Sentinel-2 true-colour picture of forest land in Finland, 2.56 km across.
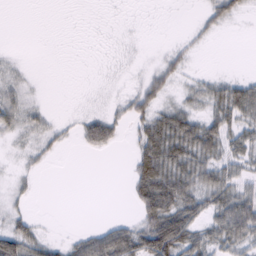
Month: February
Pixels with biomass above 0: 49%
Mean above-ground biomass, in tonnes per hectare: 25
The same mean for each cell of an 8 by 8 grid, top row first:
0 0 0 0 0 0 22 17
1 0 0 1 3 14 4 0
16 0 0 2 20 19 20 25
34 12 6 16 35 41 33 52
10 19 18 28 46 71 62 38
11 2 0 0 68 72 50 30
13 0 0 0 57 73 44 66
51 17 26 62 70 89 42 48
